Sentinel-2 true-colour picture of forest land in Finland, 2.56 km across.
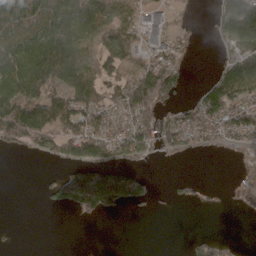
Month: April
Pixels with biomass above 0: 55%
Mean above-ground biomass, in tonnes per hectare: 71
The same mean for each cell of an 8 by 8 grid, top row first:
155 145 153 117 30 23 17 192
117 162 96 127 49 51 4 121
137 146 130 76 134 95 32 148
170 156 144 83 113 47 105 91
57 80 144 103 95 68 37 44
0 15 134 121 32 9 1 20
0 17 72 63 15 4 7 11
3 0 0 0 0 0 30 2
